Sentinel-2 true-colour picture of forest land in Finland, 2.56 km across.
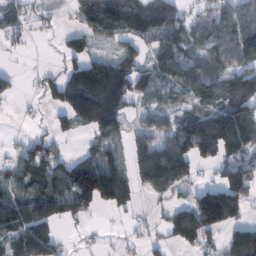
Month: February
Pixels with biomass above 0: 69%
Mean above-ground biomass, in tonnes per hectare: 82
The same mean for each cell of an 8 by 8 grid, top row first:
44 23 65 123 121 72 66 97
18 1 70 32 51 80 76 127
16 44 166 179 88 77 113 114
6 27 156 139 45 57 98 132
21 51 13 57 62 111 162 131
63 120 185 174 95 121 17 147
113 95 88 70 12 58 197 93
84 85 12 6 30 57 55 122
